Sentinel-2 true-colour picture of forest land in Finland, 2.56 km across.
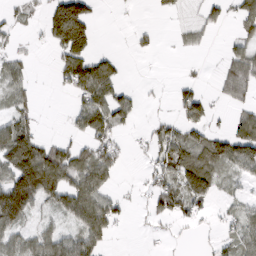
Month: March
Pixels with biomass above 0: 50%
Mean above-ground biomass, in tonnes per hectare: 56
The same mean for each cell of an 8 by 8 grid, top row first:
20 71 154 2 0 15 31 61
18 30 119 5 18 10 11 42
45 3 119 78 2 14 7 98
41 1 71 99 10 34 52 43
150 57 40 67 18 88 84 116
143 197 113 58 18 90 88 40
191 43 136 64 14 70 29 31
69 74 88 30 4 8 9 59
